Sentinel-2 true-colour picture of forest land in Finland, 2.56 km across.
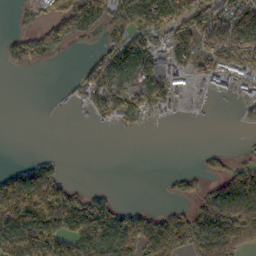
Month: October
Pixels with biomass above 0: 52%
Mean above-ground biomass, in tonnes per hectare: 70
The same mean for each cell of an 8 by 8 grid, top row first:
22 49 160 114 162 121 107 106
52 97 6 82 120 113 75 99
0 0 41 94 94 58 67 76
0 1 11 74 74 21 6 15
0 0 0 0 0 0 1 6
60 79 0 0 0 24 38 101
174 182 130 82 25 29 142 181
133 181 127 127 122 121 143 179
